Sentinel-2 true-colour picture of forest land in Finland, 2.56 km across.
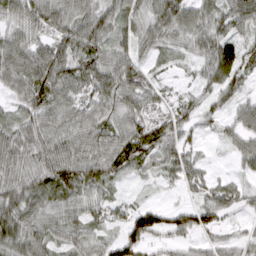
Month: March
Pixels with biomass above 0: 87%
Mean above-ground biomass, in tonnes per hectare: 57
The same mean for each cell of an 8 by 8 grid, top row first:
62 77 66 64 59 74 58 70
78 68 81 65 41 41 61 59
73 93 77 79 51 15 42 57
42 75 64 60 58 48 37 38
81 84 82 87 93 68 11 39
76 89 96 65 21 41 31 19
90 62 55 37 46 32 57 30
76 59 47 37 57 28 25 28
